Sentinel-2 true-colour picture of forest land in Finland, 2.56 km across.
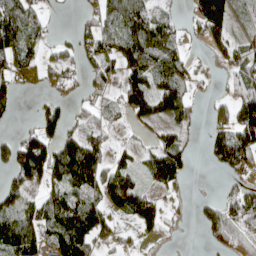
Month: April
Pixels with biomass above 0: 60%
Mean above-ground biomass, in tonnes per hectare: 62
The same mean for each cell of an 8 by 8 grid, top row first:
114 19 18 67 91 23 159 24
110 24 50 68 144 72 36 57
52 23 26 32 87 105 4 56
20 53 25 22 76 85 25 87
78 87 95 27 23 56 49 124
78 98 149 103 48 80 2 36
64 88 105 78 88 11 35 71
142 78 123 26 16 4 22 49
